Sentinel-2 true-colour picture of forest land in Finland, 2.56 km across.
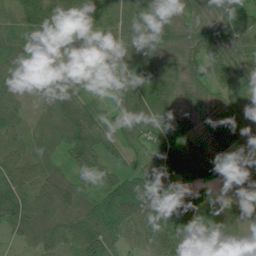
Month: July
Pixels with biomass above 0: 96%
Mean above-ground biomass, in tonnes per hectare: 78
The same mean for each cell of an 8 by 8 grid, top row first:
54 83 84 75 97 76 80 53
76 73 43 65 110 77 92 70
58 62 37 28 100 95 74 75
67 67 126 46 96 76 85 95
59 60 128 69 50 118 93 68
89 67 61 69 92 109 84 82
98 95 83 128 116 116 65 44
32 73 93 79 71 86 64 47
